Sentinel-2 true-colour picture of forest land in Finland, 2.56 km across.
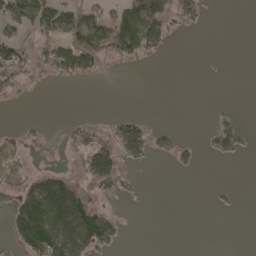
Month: April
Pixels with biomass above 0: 29%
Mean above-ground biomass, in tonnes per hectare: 38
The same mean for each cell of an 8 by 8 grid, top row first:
94 106 104 74 125 42 9 0
73 52 147 82 81 1 0 0
58 7 26 1 0 0 2 0
0 0 0 5 6 0 3 7
26 2 55 86 78 30 23 42
39 64 53 83 2 4 0 0
70 163 135 11 0 0 3 3
54 143 129 51 0 0 0 0
